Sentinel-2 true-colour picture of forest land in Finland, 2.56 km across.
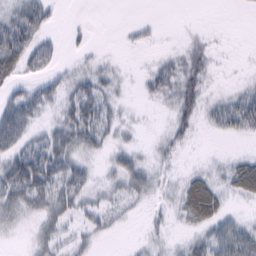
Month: February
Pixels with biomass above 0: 59%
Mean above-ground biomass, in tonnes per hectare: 23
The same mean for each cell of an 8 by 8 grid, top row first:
31 27 1 0 2 0 0 1
55 27 8 1 8 6 24 0
26 27 26 16 15 44 21 3
51 17 47 20 3 37 21 52
40 42 41 20 7 23 1 3
62 64 35 20 30 11 24 43
39 39 26 18 10 19 49 7
4 28 16 6 10 8 35 43
